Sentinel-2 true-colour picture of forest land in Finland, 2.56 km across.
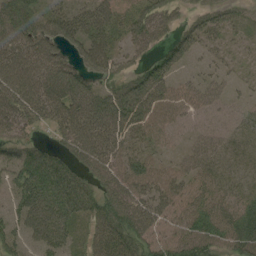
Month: August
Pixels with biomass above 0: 81%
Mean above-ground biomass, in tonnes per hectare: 48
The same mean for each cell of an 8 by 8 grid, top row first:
74 50 48 49 56 26 37 21
75 65 48 43 35 48 23 12
82 85 59 40 67 31 23 11
67 61 78 84 66 35 28 20
44 22 77 68 33 16 42 24
47 65 42 67 57 40 34 21
47 70 52 64 62 41 46 39
41 58 29 69 45 41 63 61
